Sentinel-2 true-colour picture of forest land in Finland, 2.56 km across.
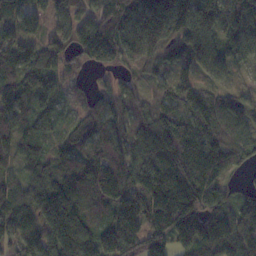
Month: November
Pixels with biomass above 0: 93%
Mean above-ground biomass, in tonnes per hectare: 115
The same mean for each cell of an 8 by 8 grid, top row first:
72 74 86 145 174 201 143 174
156 96 123 161 142 95 106 144
93 85 42 43 54 97 55 12
89 55 60 102 54 130 107 91
117 59 99 106 110 180 154 84
43 104 103 157 122 175 141 34
118 186 128 144 144 181 144 102
112 151 195 164 150 123 163 118
